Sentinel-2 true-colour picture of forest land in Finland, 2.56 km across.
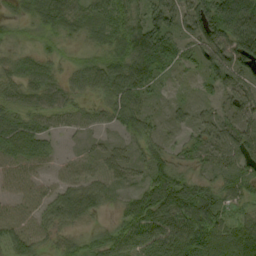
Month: September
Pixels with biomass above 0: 89%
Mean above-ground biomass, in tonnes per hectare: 56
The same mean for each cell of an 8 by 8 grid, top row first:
23 56 50 62 74 71 155 147
23 20 19 48 145 67 90 123
49 56 44 85 100 14 45 73
53 53 41 52 47 22 24 67
73 35 11 20 46 22 57 78
25 15 35 31 33 65 33 56
27 44 79 20 65 77 90 41
55 32 33 56 60 85 99 101
